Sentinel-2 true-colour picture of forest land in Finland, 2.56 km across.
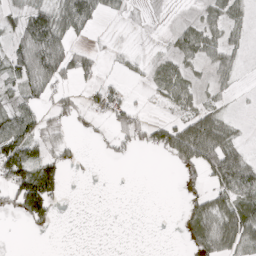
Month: April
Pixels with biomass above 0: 45%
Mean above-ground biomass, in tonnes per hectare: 37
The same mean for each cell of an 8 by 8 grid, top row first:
39 86 103 14 3 3 32 30
46 122 25 5 2 32 48 23
41 75 35 11 10 44 18 11
64 31 22 49 13 24 51 4
105 38 9 27 38 98 145 43
99 76 1 0 0 3 59 126
41 61 0 0 0 2 63 92
0 0 0 0 0 1 60 80
